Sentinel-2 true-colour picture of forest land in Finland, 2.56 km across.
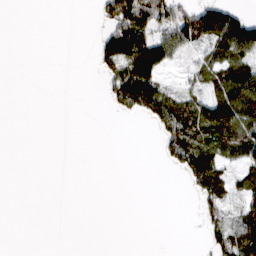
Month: March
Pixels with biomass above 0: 33%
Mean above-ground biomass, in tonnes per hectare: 33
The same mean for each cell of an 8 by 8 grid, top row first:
0 0 0 75 98 85 103 58
0 0 0 102 105 62 57 91
0 0 0 67 99 11 52 82
0 0 0 17 62 103 81 105
0 0 0 0 0 92 58 81
0 0 0 0 0 9 103 40
0 0 0 0 0 0 48 60
0 0 0 0 0 0 33 104
